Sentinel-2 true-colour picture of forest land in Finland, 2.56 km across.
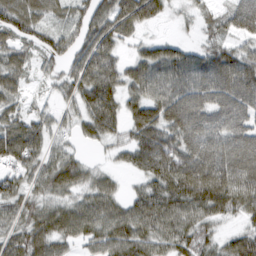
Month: March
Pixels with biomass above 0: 81%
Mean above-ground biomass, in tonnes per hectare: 63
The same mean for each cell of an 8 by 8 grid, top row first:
78 49 50 87 86 14 33 104
54 47 60 65 36 44 38 44
53 21 84 83 31 77 67 38
39 28 57 81 38 97 84 77
98 41 29 35 83 95 104 75
54 66 56 27 43 114 131 95
55 51 64 63 75 83 86 67
61 76 50 77 75 76 48 10
